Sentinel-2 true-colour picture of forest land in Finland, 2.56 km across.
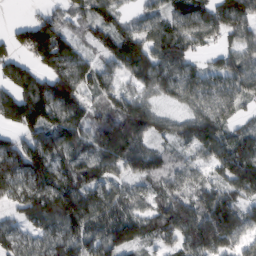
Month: February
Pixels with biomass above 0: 87%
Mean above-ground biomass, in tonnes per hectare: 94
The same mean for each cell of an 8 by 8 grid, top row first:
2 51 75 77 49 79 90 96
61 140 53 106 114 112 38 80
108 107 118 60 92 97 70 101
129 145 121 116 110 39 103 50
64 124 100 171 75 54 107 95
115 119 116 75 85 71 53 138
67 150 182 119 70 116 116 93
71 77 115 120 77 79 138 70
